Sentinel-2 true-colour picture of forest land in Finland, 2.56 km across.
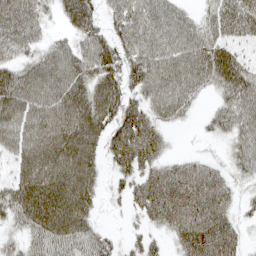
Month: April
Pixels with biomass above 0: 82%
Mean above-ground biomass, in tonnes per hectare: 51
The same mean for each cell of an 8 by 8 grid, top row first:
63 21 55 32 60 43 36 69
43 38 43 48 61 58 61 39
69 88 60 51 65 65 47 66
76 83 78 67 49 38 17 59
65 90 78 46 56 4 6 43
52 96 72 23 42 44 47 29
60 88 64 6 38 54 63 21
24 63 50 22 30 28 62 27
